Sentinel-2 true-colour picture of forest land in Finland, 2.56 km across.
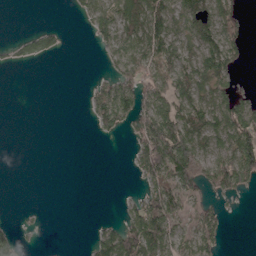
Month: April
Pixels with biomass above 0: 46%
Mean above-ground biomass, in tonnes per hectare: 43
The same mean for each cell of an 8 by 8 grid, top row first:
0 0 19 55 111 63 72 42
12 32 0 44 76 59 80 43
0 0 0 46 77 76 73 13
0 0 1 105 81 79 81 89
0 0 0 2 87 157 63 80
0 0 0 0 54 123 104 86
1 2 0 0 80 62 46 3
34 0 0 81 137 60 70 0
